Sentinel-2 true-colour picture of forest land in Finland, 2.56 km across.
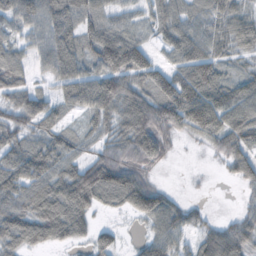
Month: October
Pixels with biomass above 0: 81%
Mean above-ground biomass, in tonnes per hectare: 58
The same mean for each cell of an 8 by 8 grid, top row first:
52 67 62 48 31 62 53 52
34 71 61 112 54 69 67 53
45 30 84 86 64 82 100 49
54 53 40 66 99 91 123 84
48 42 33 58 100 21 30 68
54 62 86 111 50 0 2 46
67 94 82 36 82 48 11 15
66 59 30 35 36 55 21 48
